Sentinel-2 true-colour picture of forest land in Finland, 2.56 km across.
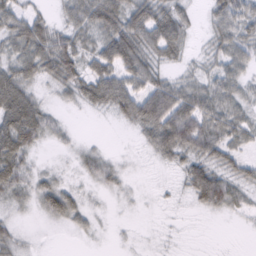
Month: February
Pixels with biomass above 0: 75%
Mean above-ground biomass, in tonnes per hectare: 33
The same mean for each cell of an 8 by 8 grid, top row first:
38 19 44 58 57 44 22 52
41 57 44 62 52 39 18 42
59 32 51 63 50 26 31 34
78 28 9 28 65 74 55 34
72 14 12 2 17 68 58 33
50 19 15 28 2 12 61 35
16 38 30 4 3 5 30 23
27 1 5 4 3 5 0 0
